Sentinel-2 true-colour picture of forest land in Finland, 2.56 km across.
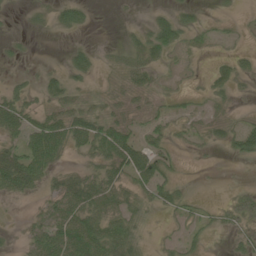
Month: June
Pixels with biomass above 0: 52%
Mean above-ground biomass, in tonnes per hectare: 24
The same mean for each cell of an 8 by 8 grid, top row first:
2 15 26 1 4 30 5 6
7 0 17 7 42 36 10 10
10 22 16 7 23 11 19 23
47 28 36 16 19 16 15 6
30 80 35 55 39 15 15 46
56 31 27 37 52 17 1 0
2 26 56 42 27 25 10 34
7 59 78 59 16 14 11 16
